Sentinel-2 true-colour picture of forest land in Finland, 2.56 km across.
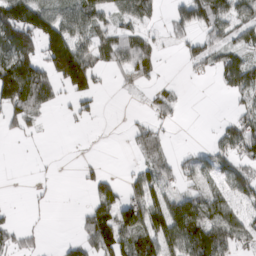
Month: March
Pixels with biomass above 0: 51%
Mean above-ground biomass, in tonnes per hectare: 52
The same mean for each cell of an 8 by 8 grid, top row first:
152 102 85 49 47 37 97 62
126 120 88 66 58 9 51 49
199 90 127 11 28 9 6 84
82 20 20 2 15 18 0 32
2 2 3 2 45 7 15 69
3 3 11 17 51 36 45 60
5 3 12 79 105 106 89 43
36 5 44 109 106 103 134 48
